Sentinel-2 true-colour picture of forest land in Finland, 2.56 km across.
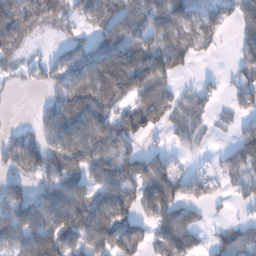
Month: January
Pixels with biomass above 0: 69%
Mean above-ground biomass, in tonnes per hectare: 75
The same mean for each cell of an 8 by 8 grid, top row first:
163 105 54 81 98 94 74 94
78 11 52 100 82 76 31 58
32 51 100 149 127 36 13 54
0 51 118 74 85 60 50 46
72 85 95 83 32 29 18 55
65 97 78 86 105 64 33 59
159 120 119 99 73 94 22 18
88 142 96 108 59 116 38 83
